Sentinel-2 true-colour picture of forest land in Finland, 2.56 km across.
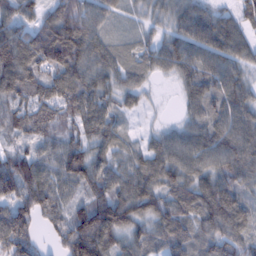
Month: February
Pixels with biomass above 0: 93%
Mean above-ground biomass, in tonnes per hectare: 84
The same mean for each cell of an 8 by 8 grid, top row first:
84 65 124 57 41 66 74 62
129 153 124 64 50 87 93 79
112 81 100 66 41 43 84 66
70 70 98 67 20 12 85 83
41 63 83 67 36 72 93 102
145 72 103 75 95 88 77 95
107 78 68 154 97 104 112 92
156 29 165 93 65 95 84 89
